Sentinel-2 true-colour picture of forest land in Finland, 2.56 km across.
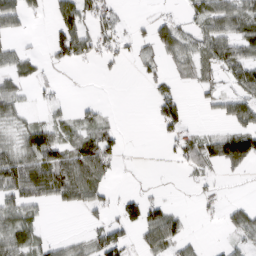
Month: March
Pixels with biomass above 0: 50%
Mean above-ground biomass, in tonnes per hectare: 38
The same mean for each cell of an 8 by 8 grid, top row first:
57 22 80 41 8 25 62 69
30 34 77 38 25 67 62 58
43 16 1 6 22 27 34 64
37 20 24 5 0 52 13 72
38 82 62 50 1 31 50 81
84 67 77 30 3 3 19 8
54 12 14 20 73 17 11 35
59 25 21 76 36 48 4 25
